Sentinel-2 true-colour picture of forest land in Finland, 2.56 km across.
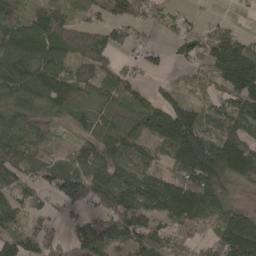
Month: April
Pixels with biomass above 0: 82%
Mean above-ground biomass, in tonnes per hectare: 84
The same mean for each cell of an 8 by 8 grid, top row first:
59 76 30 65 58 33 12 7
170 151 67 61 49 36 85 112
128 137 74 91 22 22 40 204
75 50 63 81 112 135 53 81
115 48 67 98 69 162 119 105
82 74 112 122 93 85 147 70
67 35 45 77 121 134 99 71
86 52 79 91 72 38 57 264
